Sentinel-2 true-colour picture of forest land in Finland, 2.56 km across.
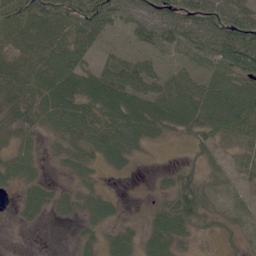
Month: June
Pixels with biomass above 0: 76%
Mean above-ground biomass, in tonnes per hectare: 41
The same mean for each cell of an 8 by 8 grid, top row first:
65 70 78 74 76 78 92 81
44 63 63 14 40 59 70 102
64 65 54 61 74 34 49 68
54 55 51 49 50 51 68 78
21 11 39 58 31 5 33 21
24 5 16 11 1 28 19 13
10 21 18 21 6 56 29 15
3 0 13 24 29 27 9 19
